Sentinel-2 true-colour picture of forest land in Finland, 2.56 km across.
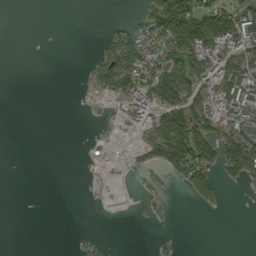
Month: September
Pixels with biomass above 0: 35%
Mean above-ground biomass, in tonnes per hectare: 38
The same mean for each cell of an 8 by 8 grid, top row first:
0 0 0 0 43 136 135 106
0 0 0 61 71 96 108 87
0 0 3 92 87 130 83 101
0 0 1 29 78 111 100 77
0 0 2 13 56 159 118 107
0 0 1 3 12 41 71 50
0 0 0 0 8 3 16 0
0 0 7 2 0 12 0 0
